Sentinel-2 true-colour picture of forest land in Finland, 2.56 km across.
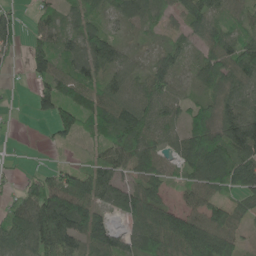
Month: May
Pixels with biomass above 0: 81%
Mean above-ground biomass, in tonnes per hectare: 70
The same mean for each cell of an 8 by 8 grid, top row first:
35 44 54 35 62 47 76 37
33 71 90 83 14 46 56 91
5 68 80 68 67 38 69 83
6 51 81 99 101 62 68 89
2 15 20 69 72 42 127 131
20 66 78 69 73 30 114 125
72 154 134 59 108 62 82 51
84 117 94 92 96 111 129 44
